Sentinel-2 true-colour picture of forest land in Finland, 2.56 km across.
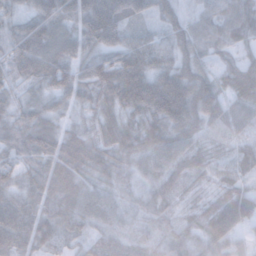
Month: November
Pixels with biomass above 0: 97%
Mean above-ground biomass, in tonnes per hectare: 60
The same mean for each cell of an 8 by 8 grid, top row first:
45 83 78 103 49 42 39 63
77 91 61 70 65 54 44 37
51 67 58 98 102 99 62 66
45 47 35 57 77 92 75 40
69 62 74 78 78 62 34 32
57 81 60 42 34 54 29 40
82 74 63 40 38 33 52 85
89 53 53 39 36 38 58 39
